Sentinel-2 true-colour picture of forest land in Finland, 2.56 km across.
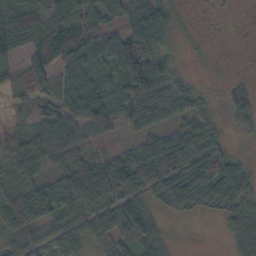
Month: October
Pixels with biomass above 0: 82%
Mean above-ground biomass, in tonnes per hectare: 56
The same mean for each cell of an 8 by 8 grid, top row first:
70 57 59 48 70 29 1 1
46 67 67 75 107 27 3 0
27 74 66 58 156 78 4 11
25 58 93 56 99 83 27 59
54 78 65 25 53 83 70 8
57 33 62 85 110 70 71 65
119 93 60 78 50 45 36 60
57 65 59 58 57 5 0 35
